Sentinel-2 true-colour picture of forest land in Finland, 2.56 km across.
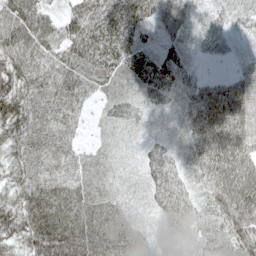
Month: May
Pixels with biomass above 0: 97%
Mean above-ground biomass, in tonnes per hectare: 60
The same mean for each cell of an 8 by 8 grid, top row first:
77 47 59 69 54 66 32 34
69 64 75 74 56 38 25 15
79 70 80 72 73 53 22 37
86 84 47 42 39 35 69 63
69 91 38 36 28 28 70 72
54 83 71 43 32 50 57 84
65 115 89 64 26 65 47 78
51 111 104 87 45 55 57 65
